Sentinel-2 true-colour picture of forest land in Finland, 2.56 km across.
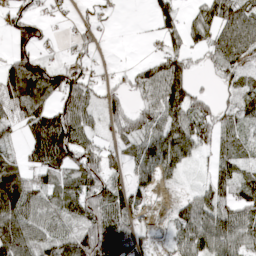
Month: April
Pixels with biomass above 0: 74%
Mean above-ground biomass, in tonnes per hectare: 63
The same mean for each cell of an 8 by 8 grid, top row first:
76 25 12 9 5 71 73 97
77 20 26 1 3 48 50 92
100 91 64 9 65 128 9 59
66 77 86 51 73 91 70 62
27 126 84 37 59 105 44 49
80 61 85 48 41 29 29 53
110 58 81 93 31 31 83 76
139 67 101 115 44 48 118 89
